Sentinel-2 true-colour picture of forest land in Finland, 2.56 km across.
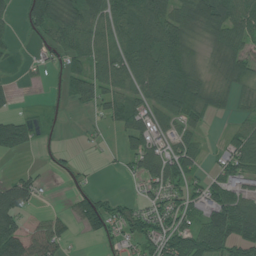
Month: July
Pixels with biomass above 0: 67%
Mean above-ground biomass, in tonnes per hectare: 58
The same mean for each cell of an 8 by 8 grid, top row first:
25 116 93 88 90 73 96 88
17 44 74 73 95 89 36 58
9 17 69 75 76 82 30 51
26 15 10 57 73 67 47 26
86 10 5 5 81 63 14 66
41 12 16 3 63 83 31 85
125 10 68 54 52 59 75 121
112 82 12 40 71 81 113 90
